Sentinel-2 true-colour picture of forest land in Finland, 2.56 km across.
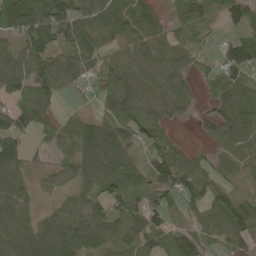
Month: May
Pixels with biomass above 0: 83%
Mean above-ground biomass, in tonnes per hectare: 67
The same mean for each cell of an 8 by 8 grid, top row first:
131 133 96 73 56 55 72 70
65 99 86 41 54 57 29 87
90 93 39 68 74 64 32 61
78 58 17 65 60 48 33 75
66 29 93 115 59 34 26 54
81 29 64 91 72 104 58 35
106 17 54 73 88 51 71 70
94 101 87 64 93 75 36 56
